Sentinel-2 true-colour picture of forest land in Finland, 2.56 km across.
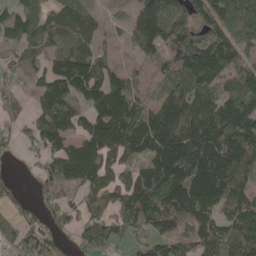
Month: May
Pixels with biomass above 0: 81%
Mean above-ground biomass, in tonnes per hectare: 100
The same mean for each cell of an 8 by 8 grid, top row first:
101 89 104 25 115 120 105 127
74 100 104 22 87 110 160 91
35 115 156 101 25 103 127 98
29 121 79 169 101 132 125 188
32 83 89 134 136 170 167 179
15 50 110 69 113 170 221 125
46 44 47 65 126 132 124 126
68 57 37 62 54 85 98 125
